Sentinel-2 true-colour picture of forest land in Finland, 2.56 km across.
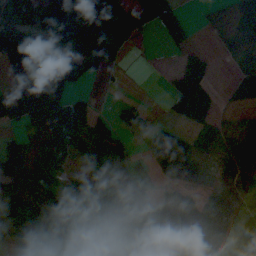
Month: September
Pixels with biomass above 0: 71%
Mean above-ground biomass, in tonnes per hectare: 63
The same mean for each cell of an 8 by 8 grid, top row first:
52 77 96 98 63 32 2 50
93 104 72 52 2 14 5 28
94 159 55 5 0 42 48 63
63 105 50 26 27 47 64 22
32 61 67 86 44 94 34 63
64 71 55 87 31 86 52 60
82 93 57 119 91 53 82 63
46 113 136 105 70 70 99 71
